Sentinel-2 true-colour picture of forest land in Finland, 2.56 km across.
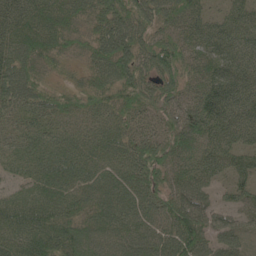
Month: May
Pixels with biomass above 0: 96%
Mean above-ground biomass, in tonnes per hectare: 69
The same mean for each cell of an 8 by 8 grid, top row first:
93 77 63 87 74 74 48 65
84 65 39 94 70 77 85 84
93 37 33 79 64 64 82 100
55 68 51 65 59 56 105 96
34 49 54 62 78 73 71 72
26 63 62 60 84 64 64 59
64 76 56 80 80 85 60 50
57 86 85 73 85 94 65 44
